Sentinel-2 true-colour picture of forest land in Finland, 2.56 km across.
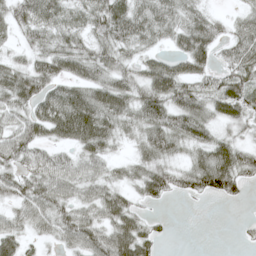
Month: May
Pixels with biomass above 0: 81%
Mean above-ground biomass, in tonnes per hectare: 47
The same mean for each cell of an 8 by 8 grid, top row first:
45 56 42 72 56 47 39 28
23 46 42 50 34 34 59 61
67 60 54 49 49 78 42 60
48 65 90 70 59 62 44 47
62 41 57 34 48 50 57 36
47 63 50 28 53 44 92 57
38 56 46 59 23 0 1 2
52 23 58 70 60 2 0 6
